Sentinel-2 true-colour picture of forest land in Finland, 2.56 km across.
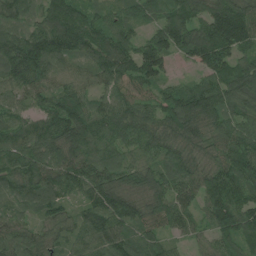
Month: July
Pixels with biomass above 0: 96%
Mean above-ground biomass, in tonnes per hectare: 93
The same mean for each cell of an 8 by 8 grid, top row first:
71 85 104 54 65 93 104 134
121 123 100 136 99 104 142 98
99 83 72 90 100 41 76 142
66 91 140 100 85 111 122 80
87 105 130 87 96 76 66 96
99 114 111 84 84 94 100 103
55 83 61 127 98 90 99 117
79 55 72 98 84 38 53 99
